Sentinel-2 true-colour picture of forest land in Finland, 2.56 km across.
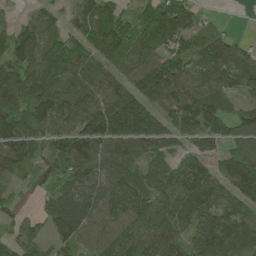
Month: May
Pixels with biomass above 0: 88%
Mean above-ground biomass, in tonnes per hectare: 100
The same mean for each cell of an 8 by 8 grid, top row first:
19 66 92 119 67 160 16 0
94 119 90 121 101 88 110 72
113 152 105 87 137 152 124 114
116 115 97 150 140 120 163 58
113 64 130 121 108 65 76 94
41 79 105 98 73 91 106 158
42 68 117 105 140 113 115 96
74 67 84 103 134 96 145 107
